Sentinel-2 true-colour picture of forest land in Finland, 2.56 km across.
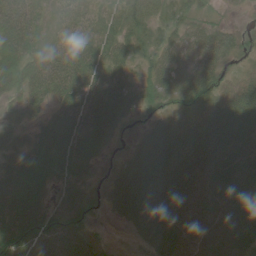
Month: June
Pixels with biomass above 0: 87%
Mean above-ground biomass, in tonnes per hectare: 47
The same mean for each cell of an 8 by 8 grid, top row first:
64 22 40 40 49 35 23 3
53 33 49 38 26 41 68 29
42 61 57 42 29 61 56 24
23 31 58 61 24 36 49 68
33 55 55 28 33 75 75 61
59 47 44 27 77 85 65 65
52 32 46 29 74 63 55 56
67 56 39 3 26 60 59 57
